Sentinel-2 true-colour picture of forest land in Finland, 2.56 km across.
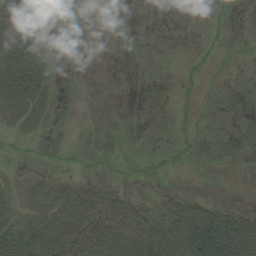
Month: August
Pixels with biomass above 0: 36%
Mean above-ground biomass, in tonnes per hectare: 20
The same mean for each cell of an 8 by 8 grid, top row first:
6 4 1 0 0 0 4 6
37 10 1 0 0 0 8 4
61 24 0 0 0 3 7 0
36 21 0 0 5 10 5 3
5 3 1 2 1 13 4 0
5 12 8 5 7 4 3 0
17 37 52 55 34 53 47 20
57 49 55 77 84 87 101 103
